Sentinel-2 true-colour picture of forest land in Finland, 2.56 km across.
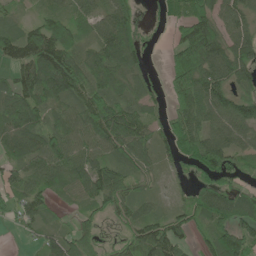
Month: June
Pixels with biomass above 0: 84%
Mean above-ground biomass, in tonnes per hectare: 77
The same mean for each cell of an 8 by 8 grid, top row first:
29 55 46 81 15 60 108 85
93 153 67 111 44 61 153 99
84 155 97 88 48 77 128 70
111 78 95 118 66 71 105 118
76 94 78 101 73 79 119 71
55 73 86 101 39 22 79 58
53 40 33 61 49 38 101 99
5 51 92 16 94 79 65 104
